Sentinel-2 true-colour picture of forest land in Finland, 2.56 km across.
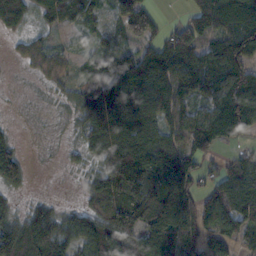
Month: November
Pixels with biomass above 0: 83%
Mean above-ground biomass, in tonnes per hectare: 104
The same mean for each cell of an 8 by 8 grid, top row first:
117 95 80 54 134 11 146 158
21 48 19 67 96 169 97 152
3 39 69 140 179 155 145 157
2 5 92 194 153 116 114 198
45 3 53 174 167 102 139 56
82 1 22 191 180 177 49 125
38 67 58 147 175 202 103 136
164 122 102 143 127 137 101 72
